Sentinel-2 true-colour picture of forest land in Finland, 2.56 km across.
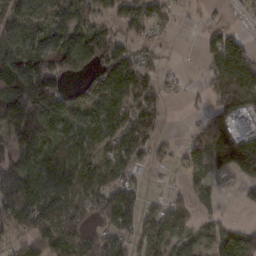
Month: February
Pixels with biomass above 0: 74%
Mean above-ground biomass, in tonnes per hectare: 85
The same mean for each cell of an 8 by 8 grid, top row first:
79 74 91 76 120 30 13 13
89 89 131 141 37 4 55 74
147 185 63 136 86 13 39 112
205 142 59 82 96 1 51 104
115 83 75 61 99 26 109 190
135 109 91 97 19 9 51 67
142 114 108 165 94 80 18 10
68 123 112 99 99 64 48 91
